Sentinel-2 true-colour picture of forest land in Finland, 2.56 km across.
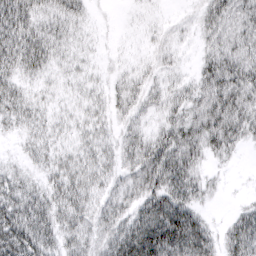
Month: March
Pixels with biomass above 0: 81%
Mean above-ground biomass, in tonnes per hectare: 37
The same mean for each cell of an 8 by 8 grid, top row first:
61 36 29 2 7 5 36 41
62 49 16 4 8 15 25 44
38 18 16 15 24 17 46 57
45 21 16 25 22 33 53 54
8 25 21 24 44 67 50 31
29 27 35 30 54 71 18 1
66 53 46 38 49 82 16 16
85 52 41 55 94 99 55 61
